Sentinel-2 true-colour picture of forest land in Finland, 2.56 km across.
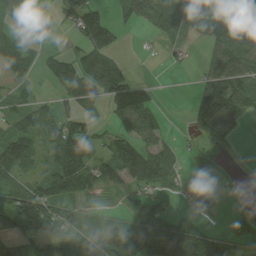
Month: August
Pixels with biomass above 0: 64%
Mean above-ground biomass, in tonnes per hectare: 57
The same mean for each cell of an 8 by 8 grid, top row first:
61 17 112 37 74 88 74 102
64 20 43 74 3 18 32 89
45 36 113 114 29 0 54 81
57 36 70 63 110 0 123 70
128 65 134 56 59 20 26 7
66 77 91 54 97 26 10 0
94 101 32 6 25 7 21 2
64 57 27 74 67 175 74 20
